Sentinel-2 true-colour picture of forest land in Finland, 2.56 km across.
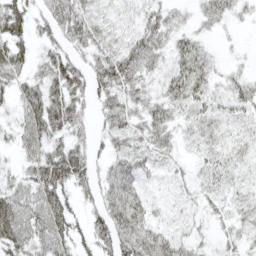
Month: April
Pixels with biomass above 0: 81%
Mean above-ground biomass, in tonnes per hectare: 36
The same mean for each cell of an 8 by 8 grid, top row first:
56 41 46 31 32 19 31 13
50 23 35 36 56 33 15 3
41 42 44 58 31 44 34 23
28 67 37 40 35 25 28 23
28 47 31 27 30 21 21 21
26 69 47 50 29 14 22 15
77 74 21 60 42 13 18 18
68 62 28 51 60 35 11 21
